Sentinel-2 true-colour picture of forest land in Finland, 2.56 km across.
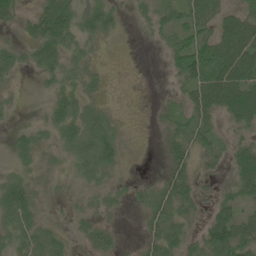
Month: June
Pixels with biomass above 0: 64%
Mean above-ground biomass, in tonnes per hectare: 35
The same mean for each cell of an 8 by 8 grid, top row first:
29 62 47 35 19 49 48 59
26 74 35 3 1 49 56 85
13 25 32 4 1 21 88 94
9 25 45 14 0 26 54 80
23 25 50 48 0 40 35 30
28 16 25 24 5 44 16 46
65 10 15 18 24 45 21 35
39 45 17 31 19 44 62 59
